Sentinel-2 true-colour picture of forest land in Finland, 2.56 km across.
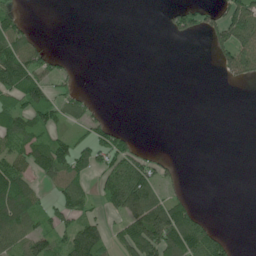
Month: June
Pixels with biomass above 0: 39%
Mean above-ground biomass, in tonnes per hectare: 43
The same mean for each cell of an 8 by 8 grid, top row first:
44 0 0 0 0 43 38 103
94 22 0 0 0 0 24 125
113 67 8 0 0 0 0 38
80 74 50 4 0 0 0 0
66 77 53 78 9 0 0 0
93 54 69 75 94 21 0 0
103 39 64 55 131 81 3 0
67 80 115 43 142 118 96 4
